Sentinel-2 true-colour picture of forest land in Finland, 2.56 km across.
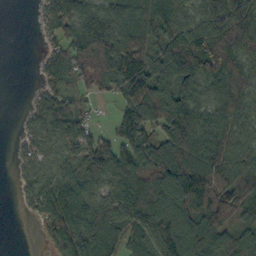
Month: October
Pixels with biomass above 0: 82%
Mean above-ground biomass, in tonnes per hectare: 99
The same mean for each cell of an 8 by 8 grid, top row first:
0 57 102 99 94 93 100 140
0 36 123 123 102 124 157 152
0 51 64 97 154 144 130 129
4 79 49 25 142 150 111 102
20 53 85 77 108 143 159 98
21 66 96 109 116 176 178 121
8 123 150 111 140 165 148 97
0 53 144 123 89 186 131 113
